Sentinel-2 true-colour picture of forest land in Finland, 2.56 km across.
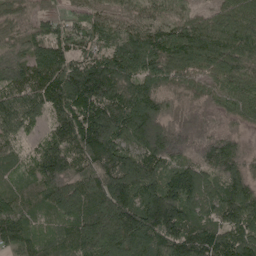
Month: May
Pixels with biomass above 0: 96%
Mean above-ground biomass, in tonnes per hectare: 135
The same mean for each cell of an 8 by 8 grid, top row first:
68 75 93 107 125 115 72 127
81 165 102 162 185 181 183 167
130 135 182 203 159 116 90 130
192 115 154 185 214 81 76 83
61 80 155 202 205 148 98 63
50 175 187 207 254 121 105 112
87 90 144 203 185 168 98 161
133 59 144 173 148 130 134 133
